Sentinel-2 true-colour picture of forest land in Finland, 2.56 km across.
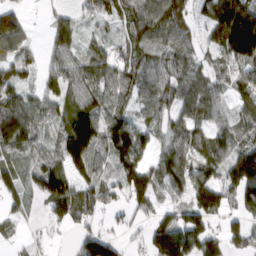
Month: March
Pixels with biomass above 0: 82%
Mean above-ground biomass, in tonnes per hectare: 82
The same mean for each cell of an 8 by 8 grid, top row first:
72 27 40 52 123 125 85 187
102 40 55 45 91 100 61 163
75 50 85 75 86 97 74 81
115 67 117 77 47 75 77 65
103 40 186 110 72 80 74 75
69 121 95 45 109 101 64 142
47 69 94 34 58 57 137 58
29 17 51 60 40 178 103 72
